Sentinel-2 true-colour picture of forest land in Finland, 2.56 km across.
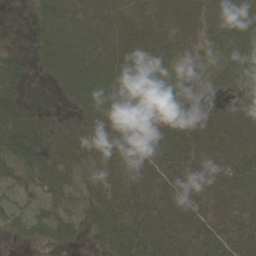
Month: June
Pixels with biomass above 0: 80%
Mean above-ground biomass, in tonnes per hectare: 29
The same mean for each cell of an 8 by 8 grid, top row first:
4 34 36 36 44 36 28 41
13 31 45 32 45 39 30 54
28 12 58 50 17 13 15 39
36 15 24 35 7 26 16 26
34 28 37 31 34 42 24 38
22 35 21 29 35 31 30 40
19 24 20 37 18 26 27 30
5 20 12 37 24 19 26 43
